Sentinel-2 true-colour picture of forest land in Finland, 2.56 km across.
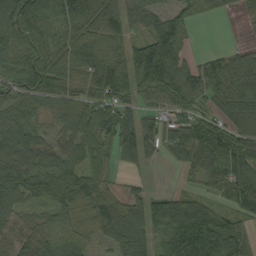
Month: September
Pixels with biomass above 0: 86%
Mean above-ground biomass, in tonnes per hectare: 76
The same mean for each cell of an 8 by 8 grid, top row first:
113 69 139 98 71 56 17 16
87 84 96 69 101 95 1 16
81 100 63 121 107 125 45 69
65 41 90 90 70 64 36 69
101 58 79 78 108 76 96 79
110 94 90 36 36 8 50 75
70 60 64 76 107 118 85 55
72 75 68 57 86 114 122 100
